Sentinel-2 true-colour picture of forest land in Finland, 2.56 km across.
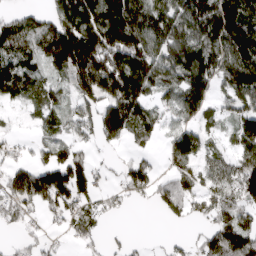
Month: April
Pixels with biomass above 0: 71%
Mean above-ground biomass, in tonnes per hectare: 103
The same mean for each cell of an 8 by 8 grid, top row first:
54 82 190 194 147 143 198 214
97 134 247 201 176 174 165 223
133 53 139 185 157 122 139 171
12 71 80 146 109 90 65 93
34 62 61 50 39 106 48 89
95 168 119 23 120 75 70 154
80 71 81 34 8 69 83 104
28 33 39 16 11 18 81 126
